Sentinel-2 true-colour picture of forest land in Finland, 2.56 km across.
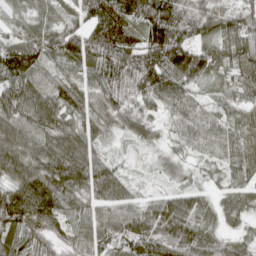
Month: April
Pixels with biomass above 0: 95%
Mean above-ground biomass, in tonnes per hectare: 71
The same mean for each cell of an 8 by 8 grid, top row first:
17 25 48 96 115 82 75 53
90 61 88 134 120 144 50 75
104 37 43 93 110 100 31 54
108 90 54 68 49 47 37 46
115 87 83 22 36 32 57 64
96 115 94 71 10 32 28 48
140 118 54 66 59 97 41 49
89 71 64 63 84 107 52 40
